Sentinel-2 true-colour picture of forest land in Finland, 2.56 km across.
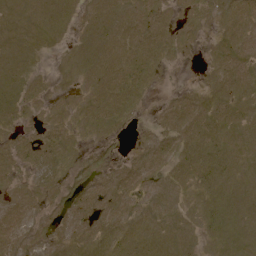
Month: May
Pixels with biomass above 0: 76%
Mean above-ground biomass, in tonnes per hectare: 9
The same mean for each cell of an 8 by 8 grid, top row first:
7 9 6 10 12 7 12 14
8 4 5 13 15 10 5 12
9 4 5 17 13 1 6 10
9 5 7 18 3 14 11 8
12 15 6 4 6 12 10 7
9 11 11 9 9 9 9 6
12 8 10 10 5 4 7 7
12 8 7 9 9 7 3 6
